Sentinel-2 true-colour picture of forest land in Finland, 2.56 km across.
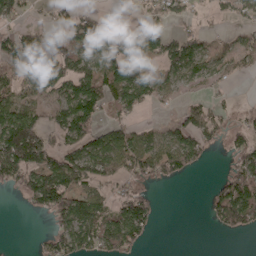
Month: April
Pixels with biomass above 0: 57%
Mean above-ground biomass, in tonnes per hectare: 64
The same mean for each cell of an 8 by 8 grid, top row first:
57 14 67 13 25 49 19 42
105 60 93 92 73 109 36 53
55 99 115 102 84 71 50 17
92 52 139 37 18 24 64 20
175 72 94 89 59 110 55 52
81 117 103 65 67 60 4 104
0 88 110 71 88 0 35 188
0 38 89 92 38 0 0 4
